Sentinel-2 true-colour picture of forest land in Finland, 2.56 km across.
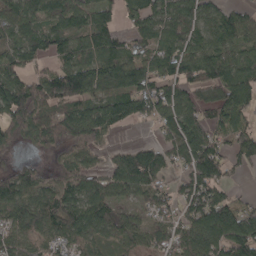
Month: April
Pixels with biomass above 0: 84%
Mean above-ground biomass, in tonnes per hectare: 105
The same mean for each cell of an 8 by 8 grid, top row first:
112 113 106 72 111 114 85 69
95 84 90 101 82 119 107 91
110 120 154 117 113 114 109 125
148 117 107 123 96 138 93 134
67 87 135 36 41 130 142 113
96 52 114 95 143 70 144 23
115 126 124 93 67 88 180 109
93 86 85 65 80 107 139 179
